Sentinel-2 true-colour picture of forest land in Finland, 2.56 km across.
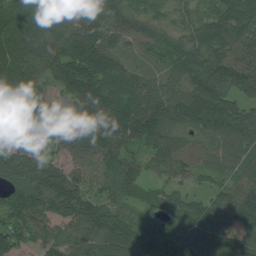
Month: July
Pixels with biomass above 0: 95%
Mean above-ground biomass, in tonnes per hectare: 100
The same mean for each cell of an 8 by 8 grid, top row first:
108 102 81 106 70 36 61 105
145 153 165 101 61 79 117 85
126 83 199 129 76 73 134 95
112 108 123 127 162 151 195 89
69 52 110 114 100 97 80 92
110 122 69 108 62 59 50 83
112 106 117 75 50 97 72 109
74 73 92 125 101 108 93 93
